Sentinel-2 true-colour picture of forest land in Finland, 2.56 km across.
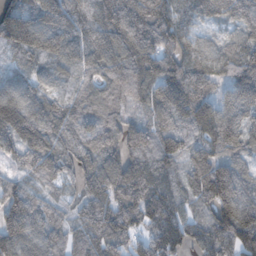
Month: November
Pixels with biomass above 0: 95%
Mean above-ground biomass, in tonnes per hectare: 118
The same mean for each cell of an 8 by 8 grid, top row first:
195 154 108 143 139 99 100 116
142 138 119 149 136 110 70 95
102 86 75 129 144 154 101 152
176 116 92 89 71 138 130 158
127 118 100 99 97 65 100 132
49 88 88 145 133 68 170 135
148 79 78 130 136 85 98 192
163 123 85 126 90 127 108 155
